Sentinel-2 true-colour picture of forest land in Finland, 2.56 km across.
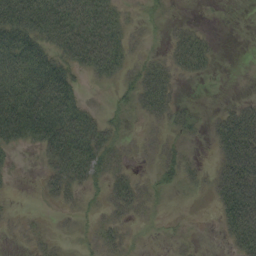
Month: September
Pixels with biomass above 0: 53%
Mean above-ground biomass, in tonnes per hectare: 33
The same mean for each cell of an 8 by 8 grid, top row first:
82 81 79 52 10 3 1 0
64 45 87 67 7 35 25 0
73 81 18 26 45 23 8 0
92 89 50 12 22 20 6 44
29 59 84 33 4 12 13 91
4 32 54 32 8 24 17 94
2 6 14 27 14 1 4 90
2 10 5 23 1 5 0 58
